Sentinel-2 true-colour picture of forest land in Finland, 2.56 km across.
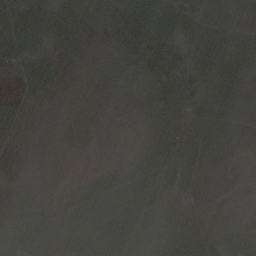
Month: October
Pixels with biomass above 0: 82%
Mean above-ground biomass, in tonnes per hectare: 61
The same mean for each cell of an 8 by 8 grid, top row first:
95 65 53 95 138 118 61 72
57 66 56 68 159 104 86 73
22 115 42 16 94 142 68 47
22 9 3 1 30 79 105 54
16 3 1 1 17 96 93 23
38 6 11 55 87 93 20 7
77 28 76 92 75 65 25 3
94 81 104 105 73 95 56 71
